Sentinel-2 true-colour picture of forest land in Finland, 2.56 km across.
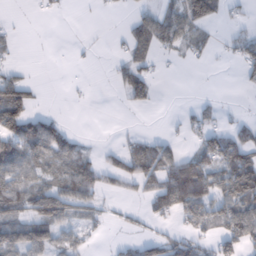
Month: February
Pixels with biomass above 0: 44%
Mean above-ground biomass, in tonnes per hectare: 36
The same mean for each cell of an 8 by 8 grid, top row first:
1 6 0 2 30 53 87 9
11 0 2 4 41 35 24 34
47 0 1 13 46 0 0 12
91 14 0 0 9 2 17 4
73 85 20 5 36 16 57 68
62 44 69 32 54 87 71 88
61 91 46 13 19 69 65 73
90 72 24 6 35 48 32 66
